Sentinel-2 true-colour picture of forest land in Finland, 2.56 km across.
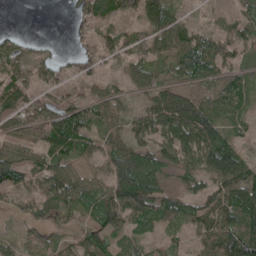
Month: May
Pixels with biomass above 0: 82%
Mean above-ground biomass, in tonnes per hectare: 54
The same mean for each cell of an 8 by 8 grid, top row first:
0 0 46 59 91 38 10 31
46 13 42 53 48 79 63 41
73 56 50 26 56 32 56 45
87 86 75 47 50 102 61 36
43 65 64 55 51 85 76 32
64 75 46 76 75 37 53 84
31 46 43 87 84 72 62 101
28 30 35 47 29 22 62 109
